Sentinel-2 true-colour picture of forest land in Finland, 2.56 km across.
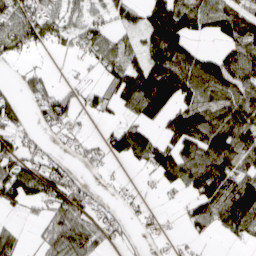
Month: April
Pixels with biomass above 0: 63%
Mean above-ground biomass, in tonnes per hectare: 66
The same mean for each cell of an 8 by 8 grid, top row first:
88 75 44 41 75 119 78 99
77 30 38 64 71 113 17 91
16 34 18 64 132 141 120 100
49 80 41 31 91 94 90 112
51 21 31 72 100 94 121 103
104 96 27 10 12 87 133 80
35 61 80 21 16 7 78 140
45 66 91 27 9 13 11 38
